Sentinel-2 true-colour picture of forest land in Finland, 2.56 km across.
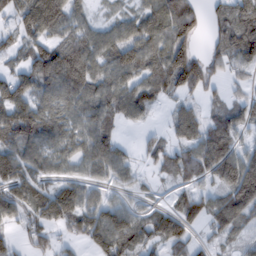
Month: February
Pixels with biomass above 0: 74%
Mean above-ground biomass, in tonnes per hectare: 64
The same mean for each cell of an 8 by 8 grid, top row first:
50 125 43 26 63 113 31 76
39 69 76 69 90 100 29 89
67 81 96 74 73 97 68 27
85 72 64 69 47 35 31 43
81 65 62 76 23 49 88 45
80 41 44 49 15 42 56 139
66 91 92 73 33 60 74 107
33 42 36 104 65 87 24 31
